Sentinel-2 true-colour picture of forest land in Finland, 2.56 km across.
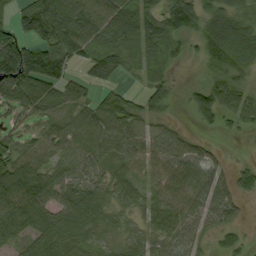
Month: September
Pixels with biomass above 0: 80%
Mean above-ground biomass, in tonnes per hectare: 66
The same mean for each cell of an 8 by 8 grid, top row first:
60 133 100 83 94 110 85 61
122 103 76 90 103 55 91 116
146 127 37 40 50 24 62 54
52 54 53 56 50 13 73 62
44 64 85 78 61 55 20 2
112 81 59 46 38 73 68 44
88 70 87 54 48 73 71 27
25 70 50 26 46 63 24 30
